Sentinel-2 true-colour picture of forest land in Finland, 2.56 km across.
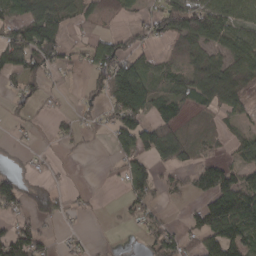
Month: March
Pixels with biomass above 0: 56%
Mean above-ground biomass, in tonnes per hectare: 52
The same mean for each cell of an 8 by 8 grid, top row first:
58 87 44 24 31 125 137 80
117 105 26 92 40 33 69 76
42 38 8 101 84 42 106 54
27 11 23 58 70 44 26 34
10 7 16 33 91 93 20 31
38 19 0 9 73 26 70 60
46 55 19 3 50 4 79 125
108 34 21 3 46 67 84 87
